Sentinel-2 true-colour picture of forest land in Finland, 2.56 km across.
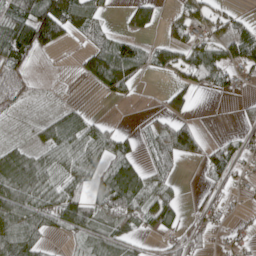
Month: April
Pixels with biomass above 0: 61%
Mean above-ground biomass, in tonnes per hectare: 45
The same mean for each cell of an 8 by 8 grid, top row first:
81 128 97 10 57 22 32 21
101 56 18 69 29 50 59 86
40 6 15 93 16 27 46 24
18 14 26 0 7 46 0 13
26 57 77 63 27 101 30 31
96 55 68 63 49 14 24 18
102 71 87 53 53 40 27 7
103 29 22 46 22 39 21 21
